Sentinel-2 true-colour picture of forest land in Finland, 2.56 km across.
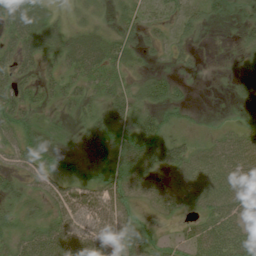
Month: July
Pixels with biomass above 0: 78%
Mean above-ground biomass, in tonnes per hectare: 38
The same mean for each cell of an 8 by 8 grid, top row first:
66 38 16 26 23 28 28 18
54 54 62 50 23 25 3 14
46 32 42 43 29 26 1 12
45 20 25 42 39 26 2 9
41 24 31 67 66 36 29 48
30 42 33 58 45 35 64 62
23 29 55 54 23 35 52 55
37 68 64 56 44 22 68 60
